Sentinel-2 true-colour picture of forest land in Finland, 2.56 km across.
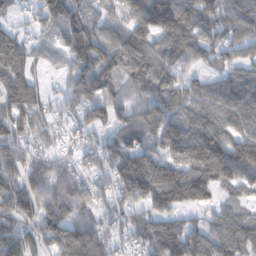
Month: February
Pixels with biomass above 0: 86%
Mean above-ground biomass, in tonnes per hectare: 87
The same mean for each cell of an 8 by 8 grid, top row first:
35 83 78 54 104 106 73 75
116 66 117 93 94 94 81 62
130 28 115 83 97 78 51 80
99 58 62 69 88 94 86 104
71 48 48 74 81 120 134 100
80 95 73 88 112 121 132 114
90 85 95 62 73 82 52 54
102 87 137 68 87 130 96 108
